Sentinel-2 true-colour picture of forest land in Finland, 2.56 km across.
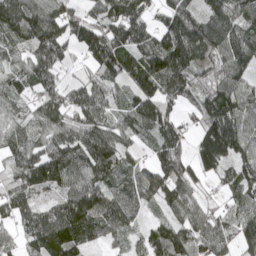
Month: May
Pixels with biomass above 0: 90%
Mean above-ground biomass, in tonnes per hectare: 108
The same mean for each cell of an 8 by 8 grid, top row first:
167 156 85 117 92 136 107 122
86 189 75 156 121 183 131 123
68 112 65 91 123 154 107 94
65 122 120 65 145 69 137 152
98 95 128 122 50 123 178 157
105 142 94 92 96 127 52 105
99 92 152 97 49 87 39 82
62 155 130 48 58 115 77 85
